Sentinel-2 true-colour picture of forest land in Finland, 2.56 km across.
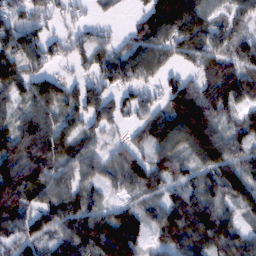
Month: February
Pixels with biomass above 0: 85%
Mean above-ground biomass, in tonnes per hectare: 77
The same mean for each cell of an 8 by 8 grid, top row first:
52 48 18 14 68 157 58 53
92 69 54 53 96 70 84 60
84 81 46 69 53 54 85 94
57 74 75 81 51 106 120 63
114 123 68 35 50 56 100 64
137 100 68 63 91 70 63 93
109 82 92 57 46 100 96 51
74 67 110 151 55 97 105 89
